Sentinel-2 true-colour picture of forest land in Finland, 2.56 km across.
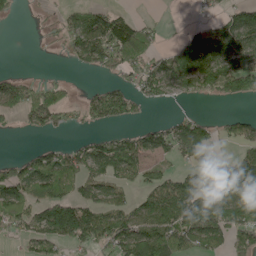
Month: May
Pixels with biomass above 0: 57%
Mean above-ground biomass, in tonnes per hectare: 76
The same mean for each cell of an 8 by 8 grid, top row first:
15 9 67 66 9 0 18 94
0 6 101 129 107 75 159 137
37 17 3 24 92 115 126 144
59 101 29 95 14 22 3 15
0 26 38 70 86 87 60 55
91 106 81 83 59 63 77 145
108 125 118 93 89 136 145 148
42 107 102 135 170 130 131 86
